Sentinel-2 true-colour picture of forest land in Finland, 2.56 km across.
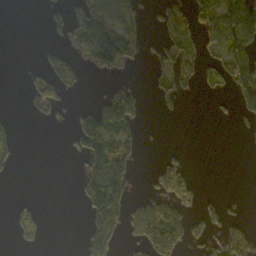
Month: October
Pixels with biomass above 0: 33%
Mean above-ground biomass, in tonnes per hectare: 47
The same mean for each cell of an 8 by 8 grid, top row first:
0 16 44 94 55 63 79 212
0 14 39 119 45 52 32 174
0 47 28 18 5 50 36 137
3 28 39 137 33 8 3 40
42 0 79 121 19 3 0 1
5 0 41 131 5 112 0 0
22 3 14 108 82 85 34 7
16 7 17 61 83 106 37 91
